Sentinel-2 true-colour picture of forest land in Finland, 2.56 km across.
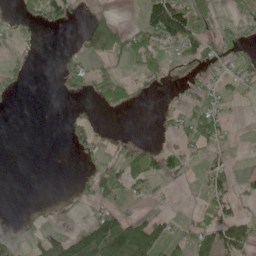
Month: June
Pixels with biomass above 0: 34%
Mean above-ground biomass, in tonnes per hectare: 28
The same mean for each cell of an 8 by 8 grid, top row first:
9 45 10 24 59 165 26 12
9 0 17 63 59 29 40 18
13 0 38 53 24 8 12 23
2 0 5 14 0 12 42 1
0 0 25 10 13 25 33 1
0 0 15 47 45 29 52 18
0 6 9 29 5 2 35 20
26 46 81 121 115 25 62 64
